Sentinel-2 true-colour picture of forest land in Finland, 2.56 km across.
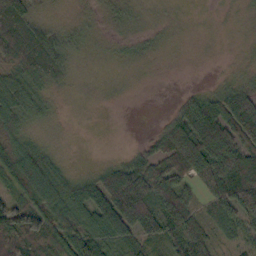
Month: October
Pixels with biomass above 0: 82%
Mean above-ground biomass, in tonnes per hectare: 38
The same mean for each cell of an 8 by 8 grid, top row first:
63 10 12 13 9 4 2 5
79 48 12 8 12 4 3 5
54 24 5 5 3 1 2 14
54 11 2 1 0 31 87 93
39 11 0 0 16 60 115 72
62 54 22 70 83 57 60 94
79 67 60 110 68 78 24 65
89 65 74 48 27 49 41 23
